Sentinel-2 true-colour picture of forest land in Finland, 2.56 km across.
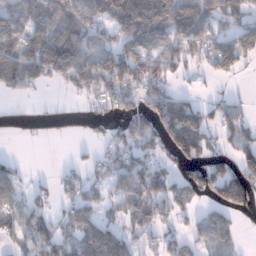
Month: January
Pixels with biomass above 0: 61%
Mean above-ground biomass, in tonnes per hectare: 70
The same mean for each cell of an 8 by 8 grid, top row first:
101 96 109 117 218 153 80 76
104 168 129 81 109 76 66 95
101 56 85 123 96 29 15 11
19 20 22 40 70 117 47 35
8 10 7 53 65 114 51 52
50 6 37 70 105 54 122 100
69 36 66 38 95 55 37 78
38 79 86 118 23 35 59 23
